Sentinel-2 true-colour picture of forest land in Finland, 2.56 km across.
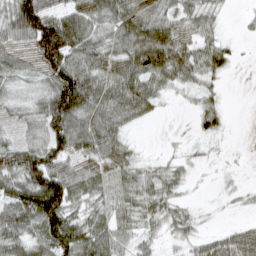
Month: March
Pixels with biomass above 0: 77%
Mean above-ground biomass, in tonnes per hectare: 52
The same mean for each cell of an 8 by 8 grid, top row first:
124 84 63 69 67 50 39 6
50 123 79 54 106 79 52 7
39 53 99 73 72 50 32 1
31 94 88 78 44 3 45 0
34 74 70 68 4 6 12 0
79 107 66 59 35 31 2 6
87 131 40 45 46 33 4 10
67 79 80 63 28 25 32 64
